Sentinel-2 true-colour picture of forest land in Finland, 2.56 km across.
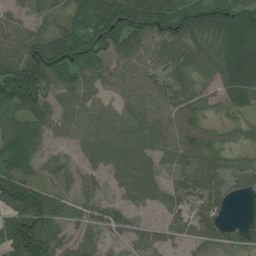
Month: July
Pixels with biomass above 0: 85%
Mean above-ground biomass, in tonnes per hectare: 69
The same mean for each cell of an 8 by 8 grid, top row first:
34 27 65 143 134 103 92 98
72 114 119 107 78 93 67 129
151 112 65 54 64 68 37 110
72 67 67 49 61 68 29 40
83 36 47 74 64 70 63 30
102 30 33 46 73 45 71 47
106 102 30 42 37 48 68 8
134 98 35 21 39 30 47 38
